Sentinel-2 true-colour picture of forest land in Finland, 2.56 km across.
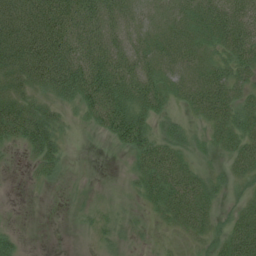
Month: July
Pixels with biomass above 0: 70%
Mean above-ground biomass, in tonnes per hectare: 43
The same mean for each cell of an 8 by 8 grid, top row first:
67 87 82 62 35 46 65 60
80 95 73 62 50 59 38 60
50 75 92 93 71 44 61 41
68 39 28 88 59 20 53 53
30 60 1 21 68 42 21 49
0 21 0 0 55 69 29 27
0 0 6 5 16 64 41 26
19 0 0 14 3 5 25 64
